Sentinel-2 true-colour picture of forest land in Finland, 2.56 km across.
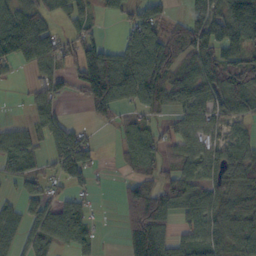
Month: October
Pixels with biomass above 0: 68%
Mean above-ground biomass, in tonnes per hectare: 67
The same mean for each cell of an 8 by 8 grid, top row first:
73 51 41 23 76 19 127 172
96 85 83 49 132 106 112 104
10 62 100 157 141 73 81 92
1 52 7 54 46 56 68 59
72 44 78 9 77 52 52 54
47 47 71 6 65 51 50 79
41 79 66 0 78 75 73 73
65 79 59 1 105 63 69 75
